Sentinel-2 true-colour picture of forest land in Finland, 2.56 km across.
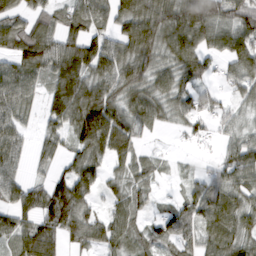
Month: March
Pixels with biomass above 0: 83%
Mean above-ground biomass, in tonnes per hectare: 82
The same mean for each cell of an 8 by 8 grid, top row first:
76 68 114 90 122 125 137 98
97 105 118 86 121 121 88 129
110 77 124 106 88 81 45 81
77 65 141 121 99 76 62 38
70 51 95 124 24 7 24 68
59 48 103 38 57 14 52 94
81 116 95 45 42 54 103 88
81 103 62 68 61 90 70 90
